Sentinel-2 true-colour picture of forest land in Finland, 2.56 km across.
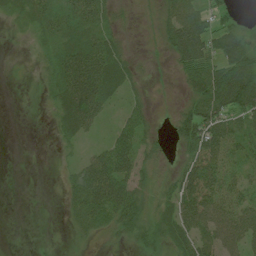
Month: July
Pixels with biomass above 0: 67%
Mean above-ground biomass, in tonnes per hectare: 37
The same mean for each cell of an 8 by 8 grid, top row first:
15 33 48 24 3 56 44 15
3 17 62 40 2 57 59 62
1 18 98 63 10 12 78 91
0 9 79 20 27 20 71 70
0 2 18 48 32 23 79 43
0 0 58 85 30 34 71 38
0 0 59 84 41 51 64 57
1 0 15 13 48 48 45 56
